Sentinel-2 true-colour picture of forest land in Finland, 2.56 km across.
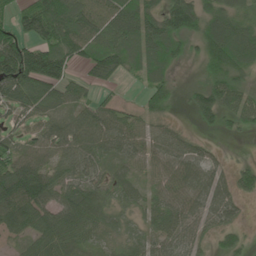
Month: June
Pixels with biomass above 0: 80%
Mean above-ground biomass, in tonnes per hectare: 66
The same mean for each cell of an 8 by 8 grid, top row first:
60 133 100 83 94 110 85 61
122 103 76 90 103 55 91 116
146 127 37 40 50 24 62 54
52 54 53 56 50 13 73 62
44 64 85 78 61 55 20 2
112 81 59 46 38 73 68 44
88 70 87 54 48 73 71 27
25 70 50 26 46 63 24 30
